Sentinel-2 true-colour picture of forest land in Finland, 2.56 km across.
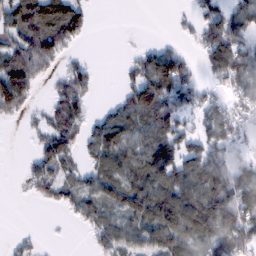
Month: February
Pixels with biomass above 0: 66%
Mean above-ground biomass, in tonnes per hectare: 61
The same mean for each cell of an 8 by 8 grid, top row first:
99 121 73 0 0 10 62 74
89 128 15 0 25 24 83 81
125 27 68 0 96 115 27 68
37 40 48 39 110 96 56 39
0 73 56 101 86 74 65 36
3 59 40 85 100 96 113 58
0 14 53 59 101 118 138 103
12 1 1 74 70 89 73 82
